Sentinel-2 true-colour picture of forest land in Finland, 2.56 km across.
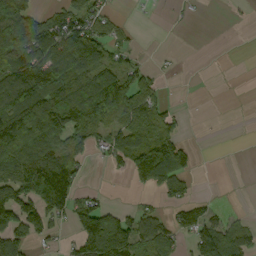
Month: September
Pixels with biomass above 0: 53%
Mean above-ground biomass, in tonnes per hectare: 65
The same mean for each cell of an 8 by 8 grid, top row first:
128 57 89 33 3 5 1 2
139 96 132 62 5 1 0 0
124 158 109 113 60 2 0 0
117 152 158 126 77 22 0 0
160 126 50 55 78 76 0 0
127 153 43 3 66 89 0 0
128 118 77 20 24 52 36 2
84 33 89 176 77 48 124 72
